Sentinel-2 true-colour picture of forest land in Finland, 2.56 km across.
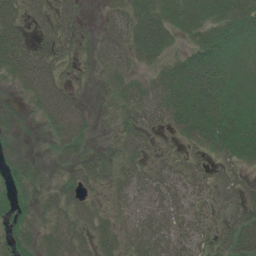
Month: July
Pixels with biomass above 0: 76%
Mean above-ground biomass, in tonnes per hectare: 43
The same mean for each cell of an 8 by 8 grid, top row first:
53 55 26 26 49 51 49 53
72 58 28 50 54 21 57 40
41 79 18 25 32 70 69 29
25 62 48 9 53 60 59 38
16 12 39 16 47 22 53 52
27 6 41 28 52 51 38 30
22 38 54 24 56 52 31 50
36 54 59 47 80 67 39 72
